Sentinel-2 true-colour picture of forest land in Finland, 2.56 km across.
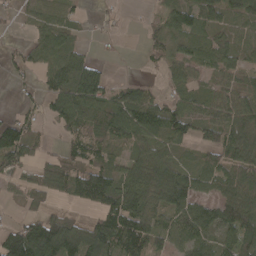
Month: April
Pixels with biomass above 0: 74%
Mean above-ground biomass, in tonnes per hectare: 66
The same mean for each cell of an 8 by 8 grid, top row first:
23 52 25 14 8 69 64 72
20 78 29 6 26 38 58 55
20 43 114 32 19 46 27 39
22 37 85 90 110 81 52 79
132 20 70 56 69 62 61 126
38 81 100 83 107 90 57 85
14 44 29 101 105 99 54 120
135 190 142 121 90 49 55 108
